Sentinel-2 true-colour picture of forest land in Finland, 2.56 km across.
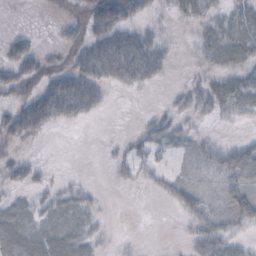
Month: October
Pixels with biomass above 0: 54%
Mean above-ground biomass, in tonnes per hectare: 20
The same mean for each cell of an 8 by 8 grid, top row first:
0 3 22 60 21 10 20 23
30 7 29 66 50 5 24 31
43 36 45 27 29 2 16 23
35 64 31 2 3 17 16 16
12 1 0 4 23 23 13 17
16 6 2 4 11 11 9 40
16 18 17 0 0 12 20 31
29 28 22 3 0 1 37 18
